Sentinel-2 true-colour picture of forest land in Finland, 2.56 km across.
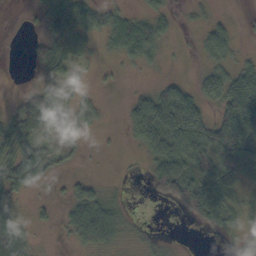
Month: October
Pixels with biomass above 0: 64%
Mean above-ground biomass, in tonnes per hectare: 40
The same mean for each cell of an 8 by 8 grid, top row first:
1 59 88 41 40 17 15 4
1 61 56 27 61 4 50 14
0 44 9 7 3 22 56 78
34 54 43 2 76 101 34 109
63 26 17 2 47 84 86 104
63 22 13 2 12 106 75 84
28 11 65 42 0 29 96 40
72 2 39 36 21 3 5 33
